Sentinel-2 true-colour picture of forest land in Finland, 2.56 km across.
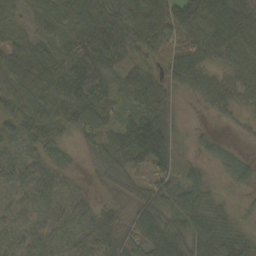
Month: October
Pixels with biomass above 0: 87%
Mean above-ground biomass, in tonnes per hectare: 55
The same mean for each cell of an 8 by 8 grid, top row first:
31 37 67 84 84 78 103 108
44 38 91 77 52 53 86 78
72 73 94 53 55 64 49 53
62 63 89 36 63 31 23 25
30 47 25 70 151 57 19 8
37 53 12 44 47 50 21 34
22 29 32 37 65 57 59 15
23 38 37 67 79 80 74 79
